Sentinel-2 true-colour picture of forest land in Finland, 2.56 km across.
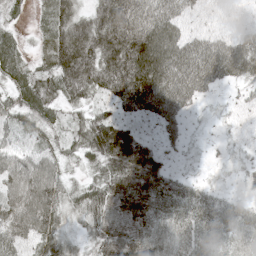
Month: May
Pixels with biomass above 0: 85%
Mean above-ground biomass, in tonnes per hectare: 63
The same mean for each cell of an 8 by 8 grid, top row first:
18 47 54 124 93 67 27 19
45 51 128 115 126 78 77 72
51 44 92 105 135 92 66 51
53 53 30 47 71 67 9 19
44 37 49 152 66 32 9 18
68 64 21 95 123 40 10 19
74 48 45 86 94 72 59 39
68 53 25 111 91 58 56 53
